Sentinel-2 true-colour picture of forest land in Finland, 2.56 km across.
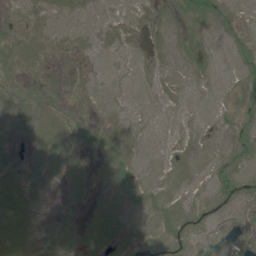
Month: June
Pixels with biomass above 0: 75%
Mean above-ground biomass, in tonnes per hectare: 7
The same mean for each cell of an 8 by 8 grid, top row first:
5 6 6 5 5 9 15 6
7 5 5 5 5 9 9 10
5 4 4 4 5 5 6 7
4 4 3 4 5 5 4 7
1 9 8 9 6 5 5 13
4 6 6 5 6 7 8 17
9 1 2 7 6 10 9 33
10 4 5 11 7 12 9 23
